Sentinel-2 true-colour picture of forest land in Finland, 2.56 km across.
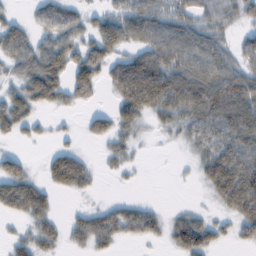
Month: February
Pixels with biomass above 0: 67%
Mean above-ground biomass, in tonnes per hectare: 44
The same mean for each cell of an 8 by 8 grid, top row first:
15 49 35 45 65 49 42 36
59 54 46 51 52 72 62 35
33 89 63 55 114 79 78 68
66 18 12 42 55 54 85 85
13 10 11 26 7 12 43 77
70 41 63 7 2 3 52 98
54 37 12 28 28 10 10 68
25 36 29 37 22 44 46 28
